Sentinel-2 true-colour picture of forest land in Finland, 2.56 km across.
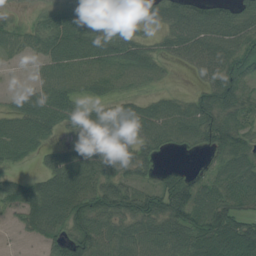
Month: August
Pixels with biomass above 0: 82%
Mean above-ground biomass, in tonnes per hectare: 65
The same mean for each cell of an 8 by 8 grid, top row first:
13 43 81 63 51 74 77 69
34 70 95 80 52 52 80 66
2 64 70 68 52 6 48 75
53 83 59 52 59 71 72 64
76 36 45 85 58 43 57 70
31 59 97 73 37 42 35 83
43 102 104 94 87 103 86 66
4 53 80 79 83 87 114 127
